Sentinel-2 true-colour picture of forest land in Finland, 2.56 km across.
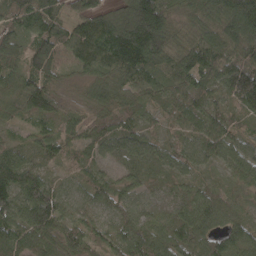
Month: April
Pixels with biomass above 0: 97%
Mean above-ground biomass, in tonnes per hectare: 91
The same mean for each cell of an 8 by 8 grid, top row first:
86 103 83 130 248 76 124 184
72 102 94 145 228 113 116 134
78 87 48 102 88 94 88 193
66 86 44 101 58 62 83 51
52 81 62 78 70 46 89 62
136 59 51 47 67 47 24 54
118 162 61 75 52 48 108 33
124 96 73 59 114 84 97 103
